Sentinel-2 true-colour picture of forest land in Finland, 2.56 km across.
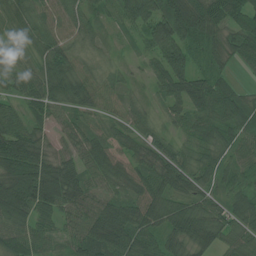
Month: July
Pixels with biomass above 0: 94%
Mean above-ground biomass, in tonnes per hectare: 67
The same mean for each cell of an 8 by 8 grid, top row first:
48 57 61 37 108 147 94 70
34 63 38 17 43 110 74 79
47 92 77 36 23 91 71 15
37 61 51 38 37 41 89 78
106 39 54 51 51 43 72 66
119 117 72 63 61 82 53 50
124 88 80 71 76 70 60 74
78 55 77 98 68 54 65 63
